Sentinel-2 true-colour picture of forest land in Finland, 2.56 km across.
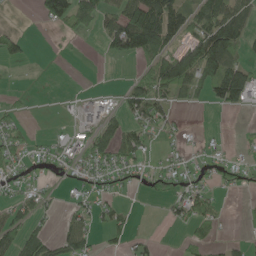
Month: May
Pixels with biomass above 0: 46%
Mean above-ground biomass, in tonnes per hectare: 43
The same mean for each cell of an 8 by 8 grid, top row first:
0 72 76 52 145 108 102 90
35 2 1 54 142 74 153 56
1 0 0 1 62 131 97 115
20 0 26 34 76 19 5 15
44 22 40 72 49 16 11 10
25 17 22 31 26 45 18 30
55 25 29 34 0 36 38 2
70 56 63 22 17 3 34 13
